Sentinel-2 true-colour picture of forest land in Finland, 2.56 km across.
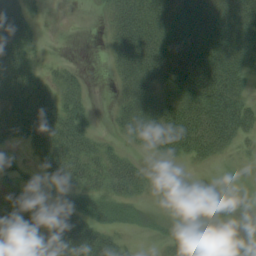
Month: August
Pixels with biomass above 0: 67%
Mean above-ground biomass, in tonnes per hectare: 40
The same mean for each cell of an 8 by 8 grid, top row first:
55 4 0 32 61 58 65 61
61 2 0 31 83 70 73 69
66 22 17 11 53 60 82 47
71 55 40 12 50 66 74 57
29 65 54 12 25 66 62 19
39 21 40 46 22 0 0 1
64 37 57 51 15 0 4 7
66 58 70 34 4 29 31 16
